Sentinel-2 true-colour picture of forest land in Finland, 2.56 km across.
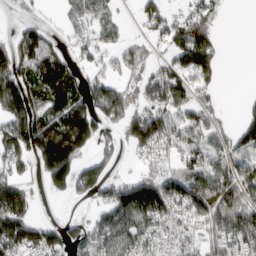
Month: March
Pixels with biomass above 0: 67%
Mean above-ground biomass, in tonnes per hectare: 88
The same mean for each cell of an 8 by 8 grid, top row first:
6 11 75 32 63 43 69 0
86 97 67 54 42 103 137 0
130 167 73 64 57 102 71 0
128 124 154 106 89 92 74 30
127 186 134 52 106 72 79 86
79 110 127 57 67 100 123 105
171 2 8 108 163 111 146 140
150 115 75 109 88 70 75 145
